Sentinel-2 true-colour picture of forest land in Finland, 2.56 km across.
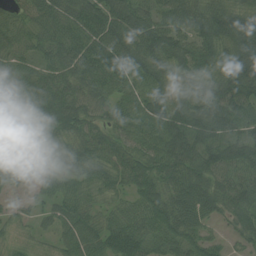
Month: July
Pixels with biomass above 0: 93%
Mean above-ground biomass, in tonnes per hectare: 74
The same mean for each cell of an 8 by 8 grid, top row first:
44 92 92 98 83 86 94 85
64 68 93 116 97 81 86 104
61 77 82 92 93 58 72 127
29 91 84 61 87 84 101 99
54 47 62 63 70 110 106 121
89 43 61 62 69 91 81 77
23 37 52 37 63 87 74 65
24 21 80 81 70 74 47 39
